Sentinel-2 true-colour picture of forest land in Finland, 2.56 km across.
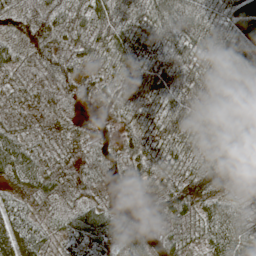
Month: May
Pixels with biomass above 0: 99%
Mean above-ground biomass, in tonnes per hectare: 55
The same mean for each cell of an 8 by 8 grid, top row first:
52 62 47 72 60 101 83 84
38 64 48 54 48 64 78 85
33 60 40 35 80 84 77 52
37 31 19 30 53 80 63 67
59 23 27 39 62 67 57 49
41 40 38 40 47 53 98 40
42 16 40 34 30 98 72 38
77 27 43 57 77 60 58 65
